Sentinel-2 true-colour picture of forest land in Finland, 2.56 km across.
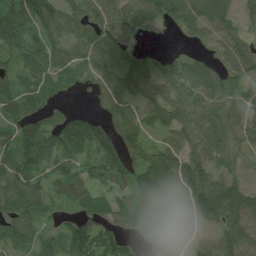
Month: July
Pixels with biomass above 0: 84%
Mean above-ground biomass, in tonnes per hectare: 81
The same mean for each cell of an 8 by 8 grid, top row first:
125 103 71 90 75 89 86 45
82 87 68 113 38 11 22 63
73 75 50 101 134 97 92 73
95 66 37 86 76 88 82 82
111 119 125 123 80 66 91 58
106 58 58 93 98 113 89 35
76 48 62 73 123 107 110 107
70 51 133 99 80 27 37 95
